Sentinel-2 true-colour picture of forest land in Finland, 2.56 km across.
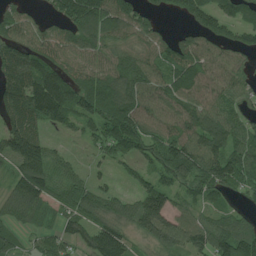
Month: July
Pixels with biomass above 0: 84%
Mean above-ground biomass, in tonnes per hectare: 94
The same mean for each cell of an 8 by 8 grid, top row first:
62 50 169 129 70 34 96 76
111 75 93 78 69 92 93 77
106 138 92 114 94 104 109 74
106 139 96 148 110 86 104 65
146 60 25 88 107 127 132 89
83 121 46 36 54 118 153 127
86 57 95 85 146 73 61 31
53 53 77 162 59 129 130 141
